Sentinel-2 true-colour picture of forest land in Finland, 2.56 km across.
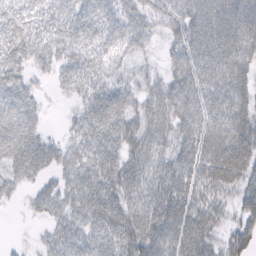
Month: February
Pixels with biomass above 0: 87%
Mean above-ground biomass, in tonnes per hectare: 53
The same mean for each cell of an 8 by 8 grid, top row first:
43 38 54 58 58 77 92 84
55 45 46 46 28 48 91 81
46 14 46 37 32 68 75 65
58 9 33 70 50 82 74 70
66 40 41 53 54 52 78 86
44 31 49 56 45 66 64 59
6 46 53 63 52 70 57 42
3 26 45 45 67 70 54 62
